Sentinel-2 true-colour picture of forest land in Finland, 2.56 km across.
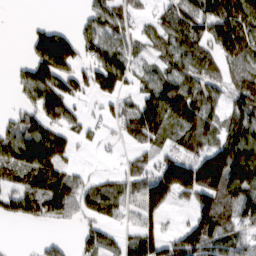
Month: March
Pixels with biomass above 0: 70%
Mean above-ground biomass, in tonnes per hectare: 77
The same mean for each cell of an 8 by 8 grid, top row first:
0 1 20 85 22 73 137 147
0 176 80 83 32 57 66 119
28 134 74 134 49 100 71 61
30 104 26 34 121 130 86 77
119 142 25 10 76 58 99 127
60 100 30 31 79 194 190 143
60 69 66 61 99 35 115 106
0 23 39 42 111 76 124 68
